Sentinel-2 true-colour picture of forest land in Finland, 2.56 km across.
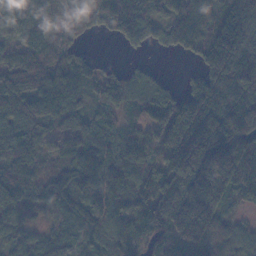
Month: November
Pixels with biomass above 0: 90%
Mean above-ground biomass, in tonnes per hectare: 117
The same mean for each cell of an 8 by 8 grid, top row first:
120 109 161 141 132 117 101 186
87 114 41 4 51 62 144 195
120 155 108 78 71 16 132 176
95 93 71 70 67 145 195 251
142 63 104 98 103 149 224 223
126 97 129 119 137 184 224 164
101 59 92 109 113 203 177 26
61 67 56 108 61 97 150 89
